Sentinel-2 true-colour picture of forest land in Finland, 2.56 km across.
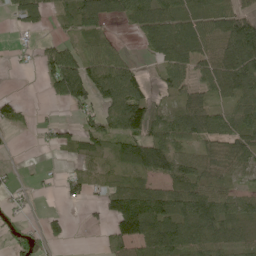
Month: June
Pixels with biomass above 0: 67%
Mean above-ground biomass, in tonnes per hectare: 62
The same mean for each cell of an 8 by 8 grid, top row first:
51 39 95 68 101 79 76 80
9 39 47 41 28 111 72 136
0 75 152 123 43 66 66 106
37 3 39 85 119 65 98 73
2 16 55 56 114 59 45 74
7 4 44 35 76 86 54 32
12 7 11 76 139 99 114 60
32 40 0 61 106 117 81 48
